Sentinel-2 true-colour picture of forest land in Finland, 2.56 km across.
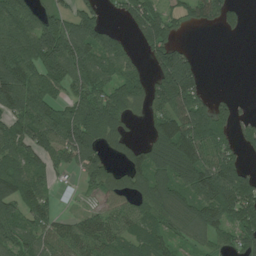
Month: July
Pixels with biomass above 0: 73%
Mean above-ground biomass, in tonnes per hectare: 85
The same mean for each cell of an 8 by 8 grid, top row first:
126 66 94 15 108 47 85 36
126 173 124 77 62 70 0 0
145 112 88 72 61 198 16 0
117 110 105 118 40 131 104 27
112 104 126 52 60 160 120 51
106 68 41 66 99 129 140 94
78 65 13 46 84 106 112 124
80 76 97 88 83 50 57 70
